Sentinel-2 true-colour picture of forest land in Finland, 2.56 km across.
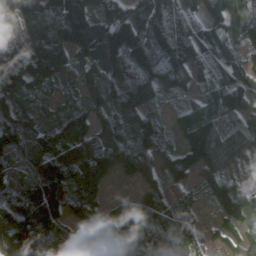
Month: March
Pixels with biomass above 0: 93%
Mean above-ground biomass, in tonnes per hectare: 97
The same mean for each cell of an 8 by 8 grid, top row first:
123 166 153 109 116 106 86 98
107 191 140 167 115 114 83 76
124 85 51 133 113 82 58 94
97 27 73 75 99 31 91 83
97 89 105 100 116 51 162 133
60 108 106 59 63 57 79 47
104 147 82 72 110 73 36 115
148 112 94 132 92 107 33 68
